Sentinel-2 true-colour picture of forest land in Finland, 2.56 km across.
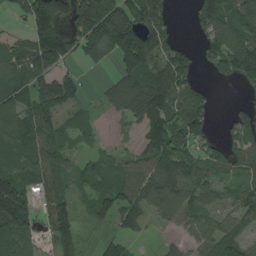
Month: August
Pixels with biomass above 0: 75%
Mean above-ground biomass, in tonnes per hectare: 86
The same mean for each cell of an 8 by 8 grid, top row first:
29 169 154 180 154 24 132 108
67 170 86 131 192 87 77 129
103 115 49 43 120 130 19 63
94 108 38 32 128 123 65 51
84 101 20 15 63 95 57 80
94 95 49 55 115 126 63 51
186 66 35 88 84 121 58 75
67 39 72 57 18 25 85 87
